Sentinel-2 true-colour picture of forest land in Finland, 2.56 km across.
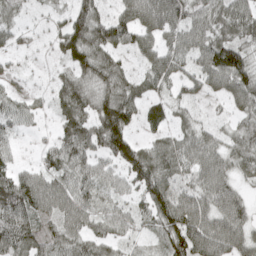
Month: May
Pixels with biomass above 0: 85%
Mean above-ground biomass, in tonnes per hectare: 65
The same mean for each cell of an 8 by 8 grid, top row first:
26 16 80 56 99 87 73 76
29 13 106 79 58 71 94 75
21 15 71 76 52 57 68 101
55 24 84 115 52 34 12 49
21 24 90 99 45 57 70 51
76 68 67 47 93 57 87 41
120 82 86 51 49 127 93 78
88 52 64 49 24 84 119 91
